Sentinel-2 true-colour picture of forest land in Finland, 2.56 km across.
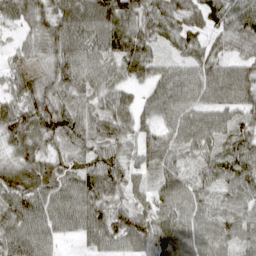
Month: April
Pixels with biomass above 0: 95%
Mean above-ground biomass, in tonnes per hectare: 78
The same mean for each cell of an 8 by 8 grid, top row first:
62 89 112 106 74 68 58 104
33 86 101 89 80 44 51 59
54 86 91 77 56 100 124 123
75 115 75 68 53 95 96 74
69 59 71 60 60 81 84 80
75 77 84 81 46 71 71 110
98 94 99 67 56 85 63 69
90 71 33 66 82 100 86 73
